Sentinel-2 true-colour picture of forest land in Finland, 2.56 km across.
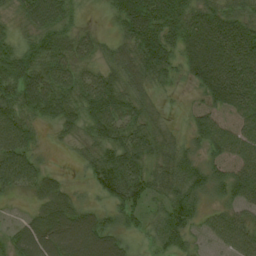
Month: August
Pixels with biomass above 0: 88%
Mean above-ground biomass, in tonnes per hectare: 49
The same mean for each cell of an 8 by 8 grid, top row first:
26 72 18 32 87 66 62 49
47 64 43 25 76 51 80 75
85 62 49 47 43 22 66 70
64 57 49 70 34 4 43 51
75 8 24 63 52 26 51 61
82 30 10 89 55 54 41 54
6 40 35 39 37 70 21 41
41 67 74 51 20 44 30 57
